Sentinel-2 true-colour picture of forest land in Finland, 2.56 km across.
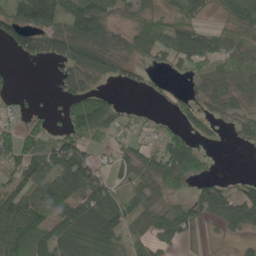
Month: May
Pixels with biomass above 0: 65%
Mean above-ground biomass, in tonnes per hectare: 52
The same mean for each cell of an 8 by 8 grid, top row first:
69 99 106 47 37 35 17 57
45 71 103 71 52 67 64 59
7 4 61 29 20 11 49 53
14 14 82 51 10 25 31 33
62 42 51 26 31 77 7 11
61 79 89 31 55 94 23 11
94 87 87 73 61 49 64 87
102 80 100 71 51 38 4 18
